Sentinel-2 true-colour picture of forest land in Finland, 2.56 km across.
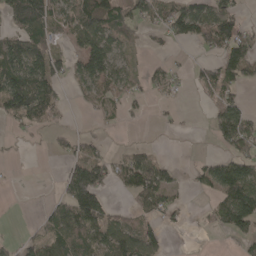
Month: April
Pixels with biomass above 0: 51%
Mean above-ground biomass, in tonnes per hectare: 56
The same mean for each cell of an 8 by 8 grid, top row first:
96 98 89 86 69 90 113 48
98 69 64 74 9 10 48 92
114 101 52 66 28 18 48 70
93 85 6 20 9 7 25 83
4 12 45 9 15 0 10 94
1 0 125 59 114 24 66 131
0 30 145 33 46 36 15 180
24 75 77 102 94 1 0 42
